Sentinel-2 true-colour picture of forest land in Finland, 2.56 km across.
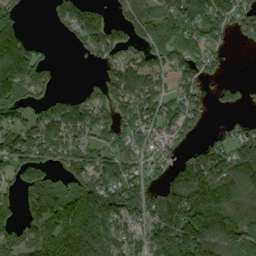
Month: September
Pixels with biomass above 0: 72%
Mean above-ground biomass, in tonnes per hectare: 110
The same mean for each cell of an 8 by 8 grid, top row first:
59 19 144 51 118 162 154 110
151 19 41 113 91 122 98 7
166 64 6 110 117 100 52 22
112 103 128 107 151 124 49 25
149 137 105 93 93 65 56 101
93 81 89 143 89 112 155 103
59 158 175 191 161 202 161 126
106 158 210 150 120 205 172 129
